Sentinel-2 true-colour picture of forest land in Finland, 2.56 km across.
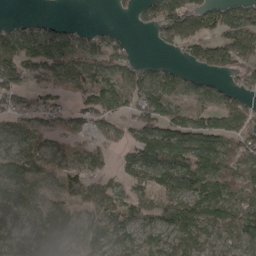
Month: April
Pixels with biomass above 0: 77%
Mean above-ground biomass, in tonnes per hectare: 78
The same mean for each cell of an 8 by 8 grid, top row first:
9 14 1 5 36 126 91 104
107 108 84 75 1 43 85 108
86 59 68 86 92 61 38 30
70 56 43 81 88 69 88 78
67 43 37 46 178 154 130 88
106 51 58 44 101 157 127 80
116 95 63 102 82 135 115 80
72 155 91 89 55 67 63 68
